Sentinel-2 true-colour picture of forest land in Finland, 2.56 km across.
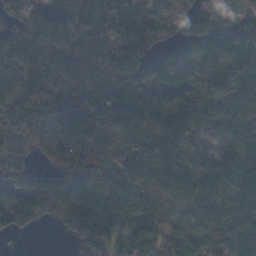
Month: November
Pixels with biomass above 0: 89%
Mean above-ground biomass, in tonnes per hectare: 108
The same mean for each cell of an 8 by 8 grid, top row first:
72 138 69 80 63 58 221 163
111 194 88 77 58 89 191 245
139 84 102 95 110 144 172 236
106 104 137 115 95 138 146 156
57 68 144 53 117 122 40 75
65 51 95 73 121 134 91 118
136 67 109 120 119 84 75 110
11 0 65 112 117 109 79 160
